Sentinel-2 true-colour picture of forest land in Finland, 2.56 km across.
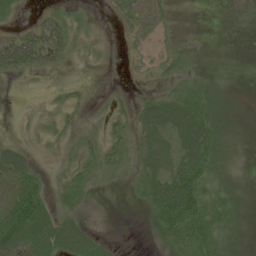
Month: June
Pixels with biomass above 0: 59%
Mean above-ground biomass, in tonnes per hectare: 27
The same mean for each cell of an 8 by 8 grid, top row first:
12 21 15 10 39 7 0 5
68 58 11 2 14 15 0 0
7 5 4 0 7 25 13 0
2 9 11 18 39 71 44 8
14 7 25 32 40 48 56 10
56 13 31 19 41 66 44 7
88 40 20 0 22 91 45 15
77 75 60 6 2 40 48 18
